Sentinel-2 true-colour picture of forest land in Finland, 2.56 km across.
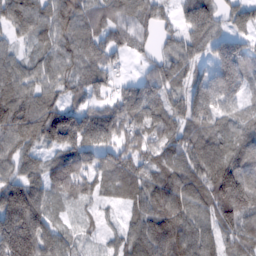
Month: February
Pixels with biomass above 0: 91%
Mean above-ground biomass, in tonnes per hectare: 95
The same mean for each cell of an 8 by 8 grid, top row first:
99 93 95 106 75 47 117 71
44 74 77 70 42 65 92 96
111 78 75 50 66 63 110 114
147 117 107 118 121 75 122 66
96 79 126 99 97 87 114 111
75 100 124 91 78 97 126 178
194 79 29 26 90 153 91 142
224 111 32 34 121 138 84 85
